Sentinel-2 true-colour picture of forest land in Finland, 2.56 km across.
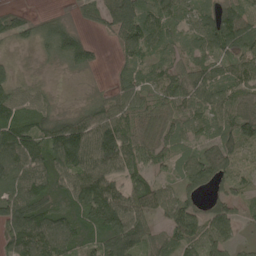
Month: May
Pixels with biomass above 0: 87%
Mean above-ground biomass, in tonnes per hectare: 83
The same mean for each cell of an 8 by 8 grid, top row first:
63 35 31 130 120 82 84 94
26 64 108 26 88 65 86 89
56 12 7 28 71 91 89 80
124 71 53 88 78 76 82 76
164 123 147 141 95 56 62 95
118 126 102 88 68 48 80 54
160 132 89 67 96 90 46 43
123 159 109 117 90 81 76 24
